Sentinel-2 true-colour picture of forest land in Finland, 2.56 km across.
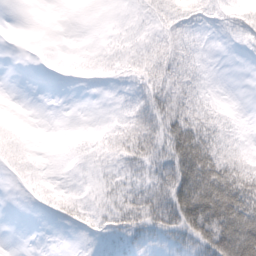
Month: February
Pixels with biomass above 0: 56%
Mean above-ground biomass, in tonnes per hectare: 22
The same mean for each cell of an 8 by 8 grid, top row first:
0 0 0 1 6 20 12 16
0 0 1 8 14 26 3 3
0 1 8 8 22 40 4 0
0 0 0 2 34 57 23 1
10 0 4 17 41 70 61 12
8 2 3 14 25 70 92 62
0 8 13 25 43 72 99 92
0 0 2 11 17 23 71 100
